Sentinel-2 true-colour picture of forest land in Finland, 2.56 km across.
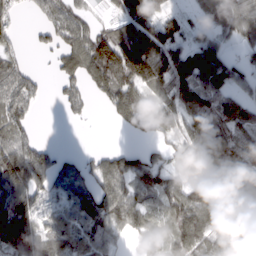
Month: March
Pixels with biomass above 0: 76%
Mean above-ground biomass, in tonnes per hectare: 80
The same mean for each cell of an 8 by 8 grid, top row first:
33 64 53 20 115 37 59 102
33 43 96 133 140 73 74 36
94 17 80 135 122 100 116 58
103 0 31 58 89 87 112 94
103 26 0 5 30 59 180 112
120 94 66 107 91 51 103 47
115 82 96 104 80 104 155 57
151 99 90 53 56 88 106 66
